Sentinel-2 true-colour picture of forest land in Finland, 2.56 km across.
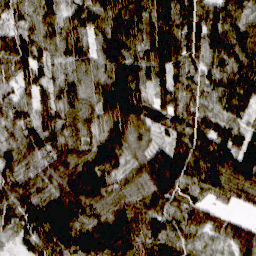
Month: March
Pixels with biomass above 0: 97%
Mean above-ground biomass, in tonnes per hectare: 86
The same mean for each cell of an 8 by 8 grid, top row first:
45 59 64 108 120 125 101 78
82 68 62 140 77 120 100 100
76 59 61 139 73 78 75 101
70 78 84 138 97 76 57 61
68 104 86 104 48 57 90 93
75 80 125 80 87 113 88 120
99 128 124 88 84 58 54 34
30 91 100 127 103 79 38 64
